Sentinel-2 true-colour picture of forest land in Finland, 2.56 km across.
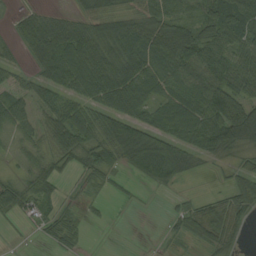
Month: August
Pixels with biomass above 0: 75%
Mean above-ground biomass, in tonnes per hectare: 55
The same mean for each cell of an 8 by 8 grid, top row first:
24 37 51 87 79 53 63 86
30 109 105 79 91 104 67 69
32 65 88 106 87 69 80 83
55 51 58 75 65 81 87 82
21 35 71 76 118 76 79 66
26 41 26 30 65 64 8 42
47 33 15 5 3 18 45 55
2 21 23 0 0 14 50 18
